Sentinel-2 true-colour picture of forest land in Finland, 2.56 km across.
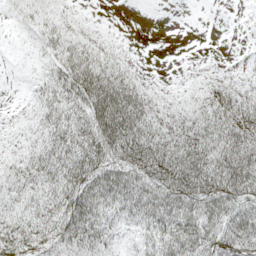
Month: May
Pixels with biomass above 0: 82%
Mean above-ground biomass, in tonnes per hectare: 46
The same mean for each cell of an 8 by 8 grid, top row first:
16 33 14 1 0 0 0 3
6 34 45 24 1 0 1 3
2 33 79 72 21 8 24 22
7 39 54 113 73 39 55 74
16 43 58 97 110 72 73 90
37 44 71 66 84 108 97 100
33 39 81 59 70 67 66 57
47 38 78 40 41 60 51 77
